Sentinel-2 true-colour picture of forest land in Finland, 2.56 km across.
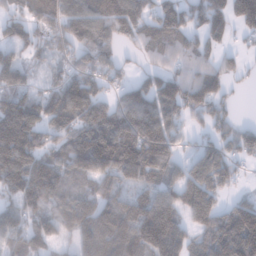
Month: January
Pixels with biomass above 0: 82%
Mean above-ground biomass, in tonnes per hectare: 130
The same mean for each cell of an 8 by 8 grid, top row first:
86 140 160 134 98 135 166 176
87 79 140 97 64 92 79 36
107 50 83 74 57 106 127 33
201 130 124 131 165 110 107 16
263 113 189 230 222 87 93 103
190 183 126 134 135 103 251 52
114 111 149 168 192 157 216 126
103 96 141 205 209 170 102 208
